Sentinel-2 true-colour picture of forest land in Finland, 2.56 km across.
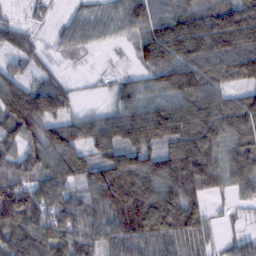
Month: February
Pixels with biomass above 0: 89%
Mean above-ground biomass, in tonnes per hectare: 90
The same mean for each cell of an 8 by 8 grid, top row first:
11 19 33 50 112 112 134 143
54 20 36 12 95 140 137 130
67 49 5 20 46 121 104 72
155 137 30 55 98 107 117 107
84 124 88 106 99 100 112 92
106 94 91 146 127 133 123 89
162 103 83 129 164 124 48 17
102 109 86 93 122 111 50 38
